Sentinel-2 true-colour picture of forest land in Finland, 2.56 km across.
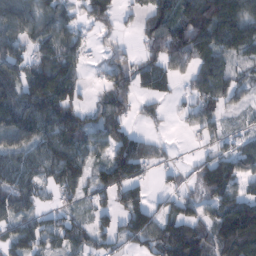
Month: February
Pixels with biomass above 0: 75%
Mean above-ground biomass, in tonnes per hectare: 76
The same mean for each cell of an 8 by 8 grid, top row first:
103 85 41 76 68 112 157 112
66 73 57 29 66 126 93 73
103 141 52 92 66 44 111 35
106 117 76 81 32 10 55 22
80 98 90 96 33 5 28 44
93 66 96 113 50 25 125 81
71 32 29 56 76 47 57 137
76 55 63 54 95 126 118 178
